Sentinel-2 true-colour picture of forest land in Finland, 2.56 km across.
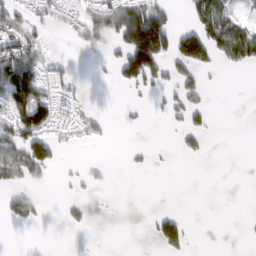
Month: February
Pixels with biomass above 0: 30%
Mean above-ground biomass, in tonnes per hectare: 35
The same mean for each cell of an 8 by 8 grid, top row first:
59 39 40 76 115 14 96 29
75 24 25 31 207 96 104 91
127 48 7 15 83 55 10 0
115 89 34 2 7 33 33 0
80 86 21 5 4 11 10 0
47 28 17 7 2 0 0 0
84 4 14 1 0 4 0 0
0 0 0 0 3 61 0 1
